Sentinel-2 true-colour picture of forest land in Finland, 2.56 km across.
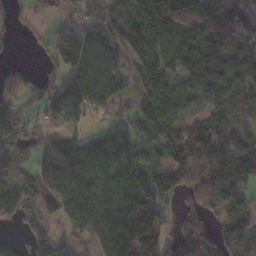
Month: November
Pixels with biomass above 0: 77%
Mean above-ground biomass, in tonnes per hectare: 107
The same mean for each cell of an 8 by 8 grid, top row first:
33 38 68 110 126 115 148 157
5 59 136 109 156 145 135 125
66 60 132 98 115 84 134 105
92 93 78 40 97 116 96 69
124 67 77 130 69 150 205 107
69 111 129 124 129 127 157 171
120 74 142 160 163 60 81 86
41 90 37 172 186 114 98 156
